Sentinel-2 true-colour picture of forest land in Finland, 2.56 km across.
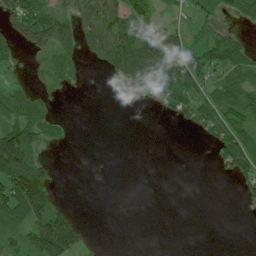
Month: July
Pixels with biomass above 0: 48%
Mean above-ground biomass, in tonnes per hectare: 56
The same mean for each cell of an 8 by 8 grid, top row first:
94 91 76 95 103 27 42 52
59 87 63 135 128 107 71 52
24 42 17 33 126 123 63 64
84 45 0 0 13 55 81 86
197 45 1 0 0 0 29 114
198 96 0 0 0 0 0 61
138 144 7 0 0 0 0 8
75 208 93 0 0 0 0 0
